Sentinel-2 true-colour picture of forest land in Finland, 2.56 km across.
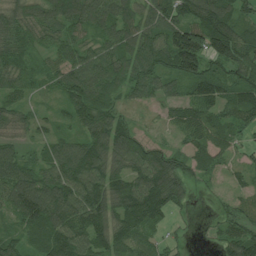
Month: July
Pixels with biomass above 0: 88%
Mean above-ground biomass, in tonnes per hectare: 86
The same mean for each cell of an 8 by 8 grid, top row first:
110 108 119 110 86 92 133 82
79 49 73 85 108 165 144 109
76 42 123 85 90 75 103 86
70 20 96 79 21 53 77 84
51 53 88 125 80 30 76 40
110 101 134 108 128 135 36 35
109 150 132 107 147 58 11 44
55 112 112 104 52 20 18 108
